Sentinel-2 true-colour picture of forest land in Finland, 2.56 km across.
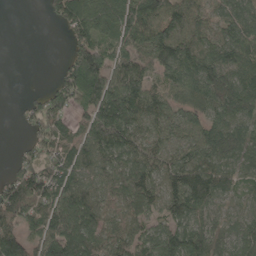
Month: May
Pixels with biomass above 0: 83%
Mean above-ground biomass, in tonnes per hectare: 88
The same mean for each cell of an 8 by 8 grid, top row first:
0 29 123 95 132 86 53 79
0 0 109 85 84 136 78 92
0 9 204 119 89 89 131 94
8 120 81 140 103 69 88 99
8 71 93 140 81 69 106 94
82 100 91 85 102 93 114 56
132 117 157 63 84 94 86 49
119 135 144 75 74 106 93 82
